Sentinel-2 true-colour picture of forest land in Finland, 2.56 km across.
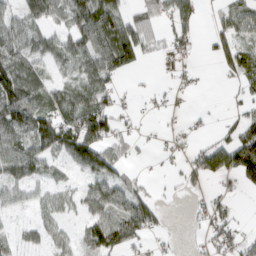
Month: March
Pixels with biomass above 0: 61%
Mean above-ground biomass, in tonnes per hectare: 48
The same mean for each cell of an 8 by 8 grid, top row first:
43 66 77 71 46 88 10 58
66 55 74 99 57 31 17 65
106 39 54 40 3 19 3 41
94 66 85 73 11 8 7 27
75 82 131 64 11 17 39 101
65 33 27 56 13 10 74 79
32 40 32 69 67 1 37 13
28 38 35 94 34 9 35 42
